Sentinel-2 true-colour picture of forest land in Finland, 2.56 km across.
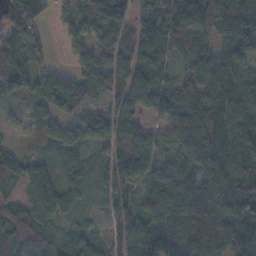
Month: November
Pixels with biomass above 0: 88%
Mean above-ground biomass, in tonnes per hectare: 91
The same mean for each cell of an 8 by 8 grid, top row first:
126 40 95 158 67 179 204 117
131 33 45 80 90 90 77 92
123 85 55 65 89 58 112 114
12 50 36 77 63 91 105 124
14 27 57 78 95 68 125 114
53 59 52 79 65 100 120 128
76 82 27 63 71 136 169 133
99 60 48 77 143 193 189 125
